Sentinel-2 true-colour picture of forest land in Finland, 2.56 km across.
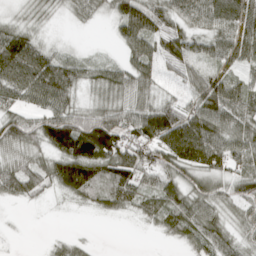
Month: April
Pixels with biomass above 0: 82%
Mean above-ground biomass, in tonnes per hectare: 58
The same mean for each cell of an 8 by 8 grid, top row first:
18 20 28 42 97 60 71 80
90 31 9 8 68 71 48 66
86 97 48 56 55 35 68 43
53 68 53 60 79 70 98 75
62 79 139 101 77 130 116 70
84 61 124 96 56 60 69 60
6 4 16 43 50 70 53 39
4 11 19 0 1 29 65 39
